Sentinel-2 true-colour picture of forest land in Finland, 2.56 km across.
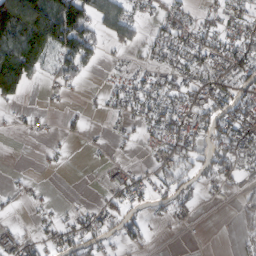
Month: February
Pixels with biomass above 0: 49%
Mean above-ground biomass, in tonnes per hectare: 37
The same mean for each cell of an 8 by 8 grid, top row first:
184 114 120 62 25 41 21 40
138 106 105 21 27 44 49 49
147 17 25 8 26 36 43 52
7 6 7 14 35 49 60 61
0 6 3 9 12 59 40 58
5 1 1 15 22 46 28 32
8 8 9 31 18 26 2 21
37 28 59 18 24 1 1 18
